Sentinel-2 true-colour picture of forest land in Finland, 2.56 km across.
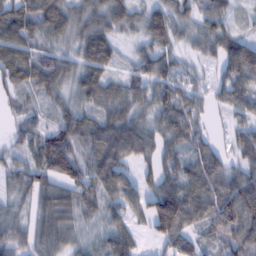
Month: February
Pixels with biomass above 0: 88%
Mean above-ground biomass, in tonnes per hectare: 70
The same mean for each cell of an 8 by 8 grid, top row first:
95 101 68 85 64 64 71 24
93 57 65 62 40 44 51 89
79 93 68 54 72 71 25 94
39 39 72 71 51 107 35 57
39 71 90 117 76 69 54 63
54 76 96 90 36 77 102 65
41 76 84 48 68 149 85 143
71 68 40 74 19 91 51 84
